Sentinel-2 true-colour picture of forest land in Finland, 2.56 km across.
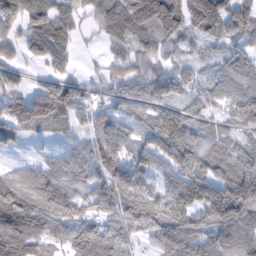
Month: February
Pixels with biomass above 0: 87%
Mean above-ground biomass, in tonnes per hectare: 93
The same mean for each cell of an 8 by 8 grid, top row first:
89 129 51 130 142 168 189 119
49 135 20 50 66 54 44 84
18 75 50 54 105 92 48 95
91 141 81 63 71 105 48 95
41 30 39 97 62 135 92 59
60 104 82 96 86 102 112 146
168 121 93 88 121 111 144 137
179 85 110 108 48 131 80 120
